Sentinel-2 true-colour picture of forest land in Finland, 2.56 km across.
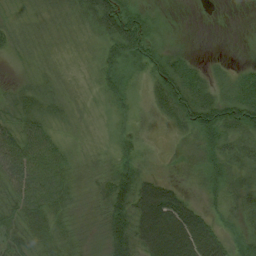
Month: August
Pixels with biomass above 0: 86%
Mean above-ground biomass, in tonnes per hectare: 32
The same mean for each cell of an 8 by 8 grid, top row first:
11 18 30 67 34 3 1 1
17 9 6 31 49 9 0 1
12 20 9 25 25 54 25 28
38 33 11 11 10 46 59 70
62 48 11 10 15 9 39 37
60 66 20 39 36 11 35 31
44 52 17 55 76 67 21 31
36 46 18 48 64 97 67 32
